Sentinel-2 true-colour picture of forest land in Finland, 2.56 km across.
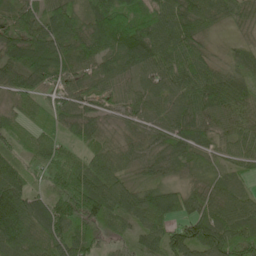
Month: May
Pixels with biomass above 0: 96%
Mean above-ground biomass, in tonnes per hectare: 72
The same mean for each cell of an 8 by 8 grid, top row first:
70 72 58 98 63 93 83 51
89 104 66 77 95 83 37 39
71 56 52 58 56 71 91 76
56 52 68 40 59 67 89 88
42 69 57 52 45 66 51 72
81 46 96 83 30 29 35 35
158 71 106 84 125 86 79 67
134 91 80 36 68 90 135 80
